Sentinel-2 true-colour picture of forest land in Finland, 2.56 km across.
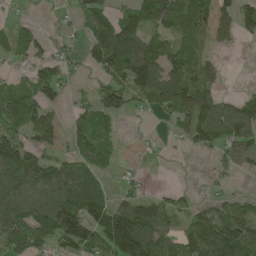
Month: May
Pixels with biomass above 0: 66%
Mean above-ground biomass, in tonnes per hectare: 73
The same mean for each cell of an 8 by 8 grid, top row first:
13 1 45 67 96 99 93 88
74 42 35 178 113 69 32 15
25 96 17 68 114 98 62 1
128 74 52 79 19 93 114 89
112 57 91 44 6 16 64 72
117 94 89 28 16 0 10 18
111 114 143 105 85 64 49 52
91 69 117 160 174 61 120 146
